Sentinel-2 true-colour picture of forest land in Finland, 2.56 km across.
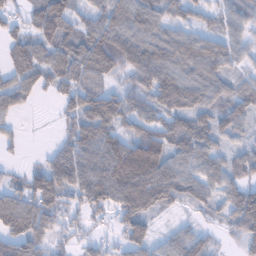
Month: February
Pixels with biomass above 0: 83%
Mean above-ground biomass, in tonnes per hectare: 73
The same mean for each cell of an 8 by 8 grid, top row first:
34 131 52 90 87 51 44 54
64 77 80 123 99 87 79 49
60 57 81 50 87 105 91 42
38 1 83 97 67 85 74 75
20 9 92 103 147 82 79 40
15 110 112 144 175 94 72 68
109 89 52 76 104 37 45 84
99 64 28 18 67 59 46 34
